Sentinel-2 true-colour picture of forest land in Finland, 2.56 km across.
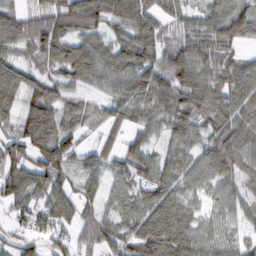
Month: February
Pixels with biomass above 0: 88%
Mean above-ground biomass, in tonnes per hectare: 72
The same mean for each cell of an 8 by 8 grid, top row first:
63 77 95 90 101 55 61 83
68 99 90 79 99 76 75 40
100 69 64 65 98 116 84 76
68 119 59 51 63 87 91 81
79 123 50 31 61 58 72 90
84 95 43 44 65 66 62 68
61 72 63 35 91 71 36 52
46 53 51 69 103 89 57 43
